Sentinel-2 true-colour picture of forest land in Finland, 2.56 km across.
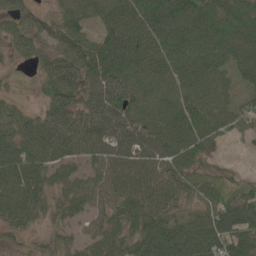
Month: May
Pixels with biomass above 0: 88%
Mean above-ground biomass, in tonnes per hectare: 73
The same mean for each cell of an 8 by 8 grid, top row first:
53 37 76 76 94 133 108 108
37 41 80 92 79 101 110 103
9 52 72 93 72 76 81 52
33 48 69 81 77 97 96 67
81 93 68 80 84 104 72 14
104 61 40 73 83 83 50 27
92 46 43 56 85 54 75 113
22 24 36 63 97 119 115 105
